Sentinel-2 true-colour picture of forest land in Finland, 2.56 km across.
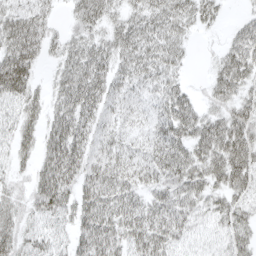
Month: April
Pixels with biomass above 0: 85%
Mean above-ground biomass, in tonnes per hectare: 39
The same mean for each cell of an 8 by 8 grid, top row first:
48 26 42 30 37 43 28 11
64 24 41 39 41 33 4 48
75 15 55 38 33 26 19 46
37 37 53 27 22 58 28 40
37 45 50 30 26 54 57 58
19 58 48 44 35 51 49 48
30 49 46 47 39 45 32 33
42 34 39 49 54 37 22 35
